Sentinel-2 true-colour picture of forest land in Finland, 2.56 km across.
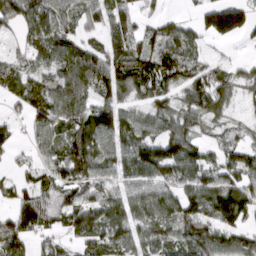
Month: March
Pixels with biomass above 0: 78%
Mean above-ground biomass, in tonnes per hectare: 73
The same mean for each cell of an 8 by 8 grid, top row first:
103 105 55 74 29 24 86 98
32 81 72 61 60 100 23 8
68 58 95 108 106 87 98 53
21 81 89 96 54 69 89 21
33 50 104 70 110 117 44 63
34 49 85 52 78 73 76 93
86 100 90 89 89 91 112 134
102 29 44 76 65 64 95 79
